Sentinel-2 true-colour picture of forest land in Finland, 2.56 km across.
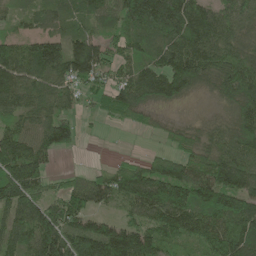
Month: June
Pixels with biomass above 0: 86%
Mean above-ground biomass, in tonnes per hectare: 99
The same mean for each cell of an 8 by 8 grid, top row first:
41 72 76 83 188 172 91 85
74 126 120 73 76 114 113 87
114 93 111 70 114 132 80 145
75 77 38 61 62 19 13 89
134 118 32 1 4 43 79 112
152 70 41 86 124 145 125 122
133 125 117 38 117 187 138 127
103 170 151 179 149 99 119 118
